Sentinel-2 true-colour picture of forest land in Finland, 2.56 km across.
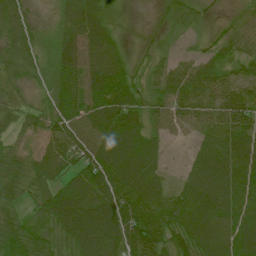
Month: July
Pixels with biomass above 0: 95%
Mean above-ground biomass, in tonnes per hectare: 59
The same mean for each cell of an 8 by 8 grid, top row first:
52 11 77 24 10 36 20 23
55 27 98 63 23 10 24 21
32 33 80 98 32 46 55 53
53 59 71 85 51 52 46 82
35 59 70 84 61 10 47 89
61 56 68 91 72 13 84 80
45 71 100 100 94 74 86 70
86 68 94 87 111 72 80 79
